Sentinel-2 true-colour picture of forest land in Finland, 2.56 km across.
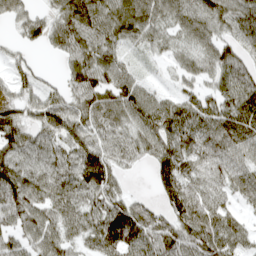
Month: April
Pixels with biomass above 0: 86%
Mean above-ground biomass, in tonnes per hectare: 72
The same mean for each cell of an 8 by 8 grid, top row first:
44 37 93 79 92 68 86 76
22 31 73 62 49 43 66 62
43 18 74 81 31 31 42 95
59 92 71 85 88 79 77 107
79 61 81 61 72 86 89 91
106 64 87 73 3 106 74 70
113 81 64 88 62 93 98 38
69 86 54 97 98 102 110 61
